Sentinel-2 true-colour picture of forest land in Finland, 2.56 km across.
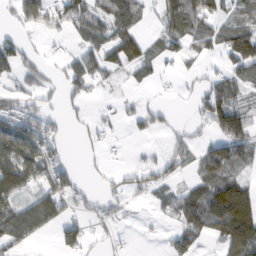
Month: February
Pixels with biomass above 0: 56%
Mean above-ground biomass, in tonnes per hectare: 54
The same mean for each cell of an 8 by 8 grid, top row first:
39 72 88 90 34 88 87 57
65 14 46 86 66 43 42 83
46 31 69 19 32 16 34 60
80 51 20 12 47 10 87 81
118 83 12 12 6 39 45 102
115 83 24 17 43 36 61 41
79 94 34 39 8 68 104 136
58 6 67 21 3 50 27 124
